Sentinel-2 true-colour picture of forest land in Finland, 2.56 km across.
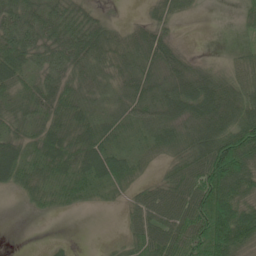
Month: June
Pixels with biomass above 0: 81%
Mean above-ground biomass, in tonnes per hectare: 50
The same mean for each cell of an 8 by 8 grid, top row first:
72 66 56 9 12 31 1 18
80 65 71 58 60 27 1 24
52 44 37 36 55 61 57 55
38 46 52 36 58 65 80 85
45 66 68 51 35 62 90 119
55 52 62 67 20 48 105 91
2 25 18 8 55 72 94 67
0 3 0 6 50 65 102 77
